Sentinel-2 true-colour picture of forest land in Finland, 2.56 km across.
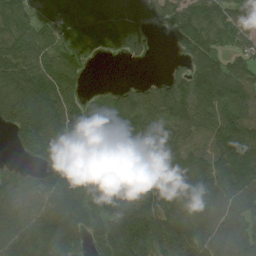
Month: August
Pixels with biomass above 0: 87%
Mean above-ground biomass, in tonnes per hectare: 120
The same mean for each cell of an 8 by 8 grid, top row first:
108 107 126 124 113 143 121 102
119 90 93 77 39 52 128 75
165 114 66 5 25 75 173 130
142 159 107 92 129 127 117 122
42 119 160 96 153 109 113 156
67 101 206 150 149 120 137 146
120 131 143 128 143 116 144 134
134 132 87 175 123 160 195 208
